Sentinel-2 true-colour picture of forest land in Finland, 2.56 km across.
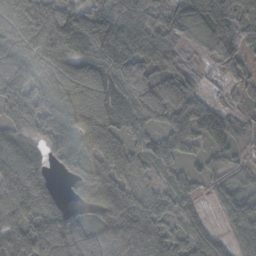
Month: October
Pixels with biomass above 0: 91%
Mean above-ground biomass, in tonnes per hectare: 69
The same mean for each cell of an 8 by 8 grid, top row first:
54 93 84 89 63 65 90 55
59 86 89 116 87 47 70 82
82 48 56 83 121 70 16 52
83 61 90 85 99 105 69 29
66 44 54 79 54 71 48 34
97 36 40 90 37 38 50 43
78 64 31 99 76 57 21 67
70 92 109 109 102 80 66 46
